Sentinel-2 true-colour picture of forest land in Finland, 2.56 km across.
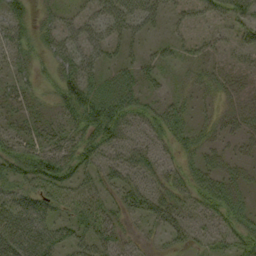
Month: September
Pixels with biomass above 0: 67%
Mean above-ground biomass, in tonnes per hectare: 36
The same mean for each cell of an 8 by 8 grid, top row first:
42 21 26 46 49 17 25 41
39 28 42 29 19 24 18 20
26 17 59 33 39 13 23 13
22 17 56 62 46 44 16 26
36 36 46 49 31 31 24 18
48 77 42 38 40 32 49 21
50 41 46 34 60 50 46 35
58 48 41 46 17 26 22 42
